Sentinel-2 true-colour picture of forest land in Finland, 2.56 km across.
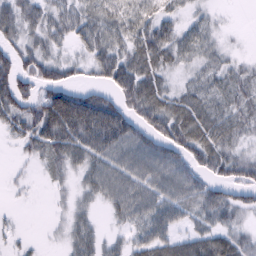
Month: February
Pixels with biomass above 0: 76%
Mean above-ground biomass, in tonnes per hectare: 39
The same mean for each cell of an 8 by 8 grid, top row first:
48 42 45 42 43 25 14 0
46 33 24 45 59 45 25 4
82 60 22 51 54 13 27 29
62 86 96 76 59 46 37 35
21 51 56 62 60 64 53 24
8 13 23 54 56 62 37 47
4 3 18 28 50 47 43 42
11 3 35 14 39 34 48 35
